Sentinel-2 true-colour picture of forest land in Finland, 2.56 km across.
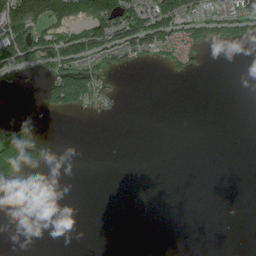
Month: July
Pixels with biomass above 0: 24%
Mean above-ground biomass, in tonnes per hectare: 31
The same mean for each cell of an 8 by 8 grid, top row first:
175 128 103 157 113 103 57 72
135 95 114 98 76 60 31 16
35 52 118 23 0 9 0 0
0 23 33 17 0 0 0 0
105 24 0 0 0 0 0 0
32 2 0 0 0 0 0 0
0 0 0 0 0 0 0 0
0 0 0 0 0 0 0 0
